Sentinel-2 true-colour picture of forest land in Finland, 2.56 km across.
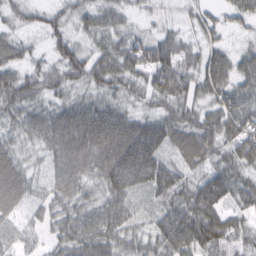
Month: February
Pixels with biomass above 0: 90%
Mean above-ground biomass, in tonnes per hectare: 58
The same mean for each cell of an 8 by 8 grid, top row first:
30 32 40 41 16 17 27 39
47 31 43 56 73 72 42 21
62 57 49 66 44 84 70 52
48 52 78 70 37 63 54 78
31 62 114 129 133 60 73 79
62 34 68 111 121 70 63 57
42 38 54 72 20 69 89 45
27 27 76 57 41 86 86 36
